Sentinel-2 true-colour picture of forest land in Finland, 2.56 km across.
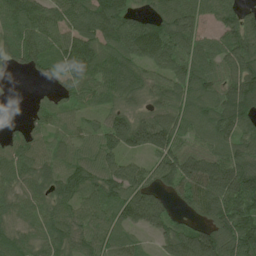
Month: June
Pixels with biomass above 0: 88%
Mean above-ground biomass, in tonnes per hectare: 85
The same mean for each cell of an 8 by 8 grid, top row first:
110 87 88 112 56 119 77 79
107 87 99 84 106 102 76 116
7 39 81 87 62 83 80 125
0 58 48 63 52 83 78 132
60 60 67 88 104 93 60 89
77 87 91 90 73 116 150 139
72 73 87 91 126 44 116 118
83 79 67 81 26 108 116 113
